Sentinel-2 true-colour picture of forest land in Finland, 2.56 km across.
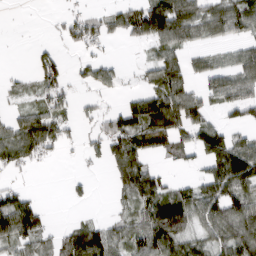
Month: March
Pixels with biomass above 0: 59%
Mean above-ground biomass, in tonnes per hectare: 60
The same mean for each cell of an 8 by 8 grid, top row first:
0 4 45 53 112 127 76 91
0 21 35 9 24 78 29 40
14 70 24 39 26 83 59 83
36 80 20 41 122 123 52 57
96 82 19 74 86 66 117 70
17 0 13 40 100 14 70 109
112 19 6 15 74 114 92 84
83 44 109 81 90 102 60 85
